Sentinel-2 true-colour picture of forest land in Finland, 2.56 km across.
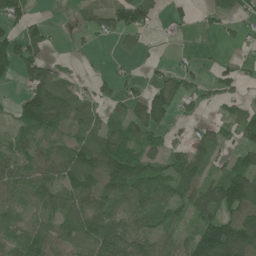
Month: June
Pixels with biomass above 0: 66%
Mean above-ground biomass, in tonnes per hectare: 58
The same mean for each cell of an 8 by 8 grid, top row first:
67 8 25 74 65 17 15 28
86 40 8 13 24 4 2 11
39 102 25 28 18 59 26 32
52 163 83 34 86 40 7 46
52 51 83 84 51 28 50 41
58 57 106 112 79 75 49 100
39 47 95 69 59 50 77 115
53 74 88 113 54 55 169 142
